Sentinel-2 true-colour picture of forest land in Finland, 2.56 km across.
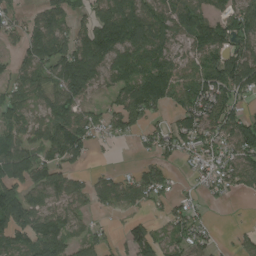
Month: August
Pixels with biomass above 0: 74%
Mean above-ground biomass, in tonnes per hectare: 86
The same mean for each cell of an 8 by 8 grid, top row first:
47 98 49 170 128 86 56 99
42 123 128 161 142 69 107 91
68 77 158 69 127 122 122 135
96 76 81 68 105 71 129 74
92 102 101 22 39 83 92 141
132 112 39 42 80 24 64 100
170 94 56 42 41 54 23 2
95 124 64 30 108 79 41 32
